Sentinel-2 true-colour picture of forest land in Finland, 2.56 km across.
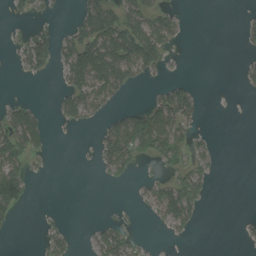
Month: August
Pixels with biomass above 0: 32%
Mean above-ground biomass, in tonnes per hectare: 29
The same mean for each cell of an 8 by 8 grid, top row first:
8 7 42 74 79 26 0 4
19 50 95 113 111 13 0 5
1 4 80 95 17 14 0 9
53 10 56 22 57 83 2 0
80 21 1 69 72 65 12 0
85 3 0 20 7 34 20 0
44 1 0 3 7 80 3 0
0 25 3 54 10 5 0 5
